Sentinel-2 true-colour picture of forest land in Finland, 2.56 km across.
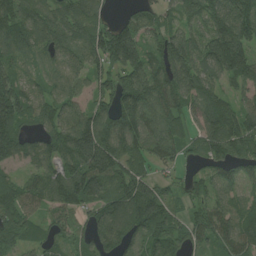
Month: July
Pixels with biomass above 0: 89%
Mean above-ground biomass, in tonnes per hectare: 106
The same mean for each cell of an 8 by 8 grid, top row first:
121 106 110 32 72 67 112 140
108 96 106 204 110 154 119 153
110 67 55 123 156 137 85 100
171 98 70 128 134 87 115 97
144 106 204 141 113 78 90 118
43 91 160 131 91 36 69 74
115 72 88 110 186 58 91 69
95 81 54 105 116 91 79 116
